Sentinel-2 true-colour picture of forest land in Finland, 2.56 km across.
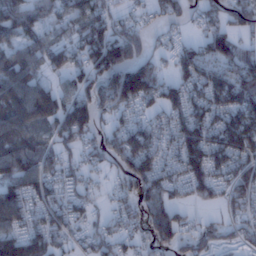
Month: January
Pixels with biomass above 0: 76%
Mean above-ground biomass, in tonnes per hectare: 75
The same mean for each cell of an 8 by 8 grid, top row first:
89 60 87 53 28 45 53 73
67 73 65 122 54 48 90 69
103 44 62 131 149 69 83 123
86 93 95 84 51 75 79 93
85 54 71 75 100 79 96 102
104 73 61 32 104 63 92 87
91 78 56 39 79 67 31 61
81 73 34 74 50 75 74 53
